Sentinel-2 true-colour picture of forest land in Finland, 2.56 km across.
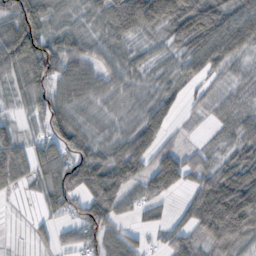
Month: October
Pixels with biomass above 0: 81%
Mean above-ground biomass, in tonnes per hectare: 56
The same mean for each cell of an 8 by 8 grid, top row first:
98 63 30 76 118 89 88 75
108 97 54 46 23 34 78 58
34 83 76 45 32 35 34 27
16 74 35 23 57 33 23 32
69 69 69 46 79 25 18 40
76 53 106 90 58 88 48 92
3 38 63 60 31 5 80 189
2 21 55 44 21 46 73 65
